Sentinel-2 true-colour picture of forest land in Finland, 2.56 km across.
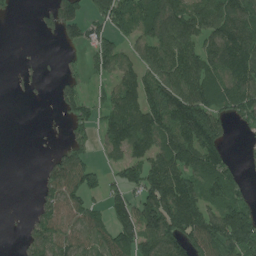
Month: July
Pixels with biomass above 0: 64%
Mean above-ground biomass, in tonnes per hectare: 95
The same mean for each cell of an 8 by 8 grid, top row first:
9 50 107 139 116 133 112 119
1 0 39 99 77 153 102 149
7 8 60 65 108 143 127 152
0 3 95 120 162 166 172 110
0 7 84 106 116 154 165 7
0 79 151 40 141 141 134 46
0 82 101 93 163 182 112 121
11 123 96 114 140 146 178 171
